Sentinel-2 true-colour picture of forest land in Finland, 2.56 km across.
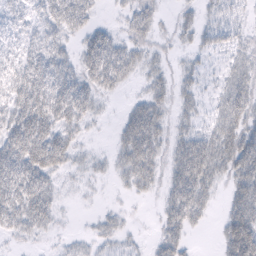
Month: February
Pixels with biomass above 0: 73%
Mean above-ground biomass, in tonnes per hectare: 35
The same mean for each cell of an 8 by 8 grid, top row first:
34 44 47 6 39 14 21 24
32 48 27 51 26 14 24 27
52 66 45 46 19 21 11 40
55 65 47 4 52 22 18 53
69 75 18 14 67 32 51 66
71 43 11 15 39 43 45 58
59 42 2 9 3 50 22 66
16 8 13 21 7 37 0 95
